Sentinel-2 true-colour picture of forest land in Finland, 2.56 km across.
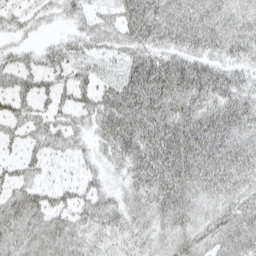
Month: April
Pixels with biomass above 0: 87%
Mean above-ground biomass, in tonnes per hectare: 51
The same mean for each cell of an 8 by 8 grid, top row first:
30 22 35 34 91 64 59 48
29 29 39 41 65 55 53 51
50 37 38 34 94 85 79 46
43 37 39 76 78 69 66 68
22 44 23 59 77 80 76 61
36 18 23 22 63 76 65 57
64 54 46 51 47 62 40 52
54 57 45 36 35 44 43 58
